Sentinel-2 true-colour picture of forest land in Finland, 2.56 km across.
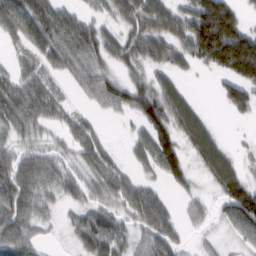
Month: February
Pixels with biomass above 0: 77%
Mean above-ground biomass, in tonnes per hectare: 56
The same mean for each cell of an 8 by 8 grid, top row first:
86 90 43 42 102 69 160 52
20 67 84 67 76 66 128 147
51 34 39 50 48 38 4 89
71 57 21 24 81 79 17 40
43 30 50 13 47 67 84 6
91 62 41 55 22 54 45 62
89 32 37 44 71 18 24 96
79 13 46 73 40 44 14 25
